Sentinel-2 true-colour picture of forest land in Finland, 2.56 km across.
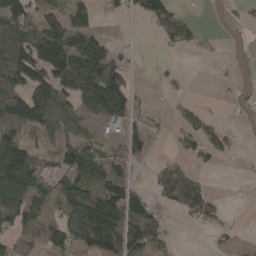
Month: April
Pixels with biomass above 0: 55%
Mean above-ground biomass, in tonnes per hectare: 57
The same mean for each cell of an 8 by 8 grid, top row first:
86 50 57 22 53 61 6 15
120 155 103 35 2 35 10 19
93 129 117 114 1 15 1 15
109 123 71 88 27 18 14 17
82 26 64 43 43 11 51 12
171 55 96 74 3 42 9 3
112 55 114 125 92 24 45 2
58 64 90 148 124 11 5 10
